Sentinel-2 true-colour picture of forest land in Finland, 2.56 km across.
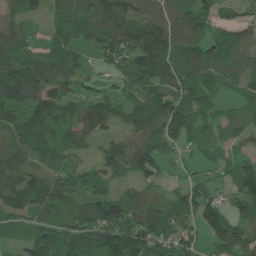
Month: June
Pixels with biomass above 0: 87%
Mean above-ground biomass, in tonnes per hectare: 82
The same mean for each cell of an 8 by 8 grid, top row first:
61 40 101 138 73 79 89 55
99 65 55 100 137 105 91 85
147 102 55 33 103 92 79 68
67 92 80 69 93 136 72 43
74 87 65 46 83 55 59 38
87 81 77 62 70 23 28 90
73 87 79 122 97 69 115 63
33 103 118 137 124 110 63 117
